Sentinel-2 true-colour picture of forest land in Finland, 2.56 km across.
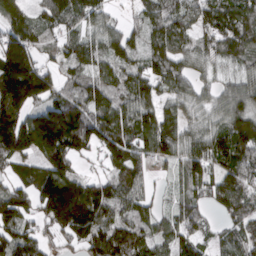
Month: March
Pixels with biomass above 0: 88%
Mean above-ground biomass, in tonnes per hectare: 113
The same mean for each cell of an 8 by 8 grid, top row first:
148 111 118 43 85 105 106 126
195 78 108 92 81 102 80 120
262 111 80 81 106 100 47 79
176 159 132 131 121 79 72 132
185 201 140 131 108 107 107 133
82 161 89 85 70 59 98 122
139 155 258 122 72 70 61 116
131 55 109 157 100 110 52 107
